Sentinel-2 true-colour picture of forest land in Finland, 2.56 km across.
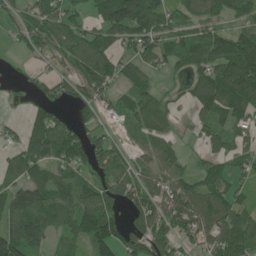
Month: June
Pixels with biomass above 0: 75%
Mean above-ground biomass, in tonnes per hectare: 86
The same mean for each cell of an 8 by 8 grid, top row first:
58 96 43 134 140 65 83 63
24 69 93 59 75 100 138 182
14 37 104 79 55 22 151 240
6 52 29 48 93 32 100 110
49 138 75 63 64 32 51 57
93 71 59 75 79 86 74 52
154 123 143 78 132 102 131 83
162 65 78 135 116 88 107 95
